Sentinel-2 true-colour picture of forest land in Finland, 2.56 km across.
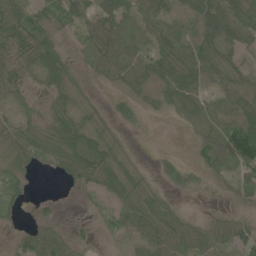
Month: June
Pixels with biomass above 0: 77%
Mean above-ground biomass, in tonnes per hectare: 37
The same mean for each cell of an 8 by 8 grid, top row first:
74 45 41 47 49 27 66 70
49 63 31 50 27 68 56 45
41 51 24 27 30 63 35 34
29 30 33 18 15 19 18 34
45 71 56 32 1 0 27 93
35 6 45 48 17 27 13 43
22 10 5 24 45 17 4 17
27 66 18 12 54 49 50 49
